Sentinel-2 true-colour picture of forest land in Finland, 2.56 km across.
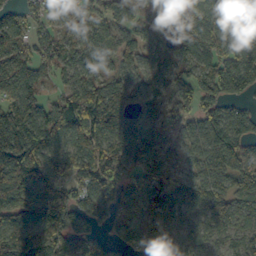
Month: October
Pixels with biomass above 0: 87%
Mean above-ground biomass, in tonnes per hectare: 98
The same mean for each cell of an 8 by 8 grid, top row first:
46 60 62 75 57 72 108 89
71 72 75 78 68 110 100 117
92 37 93 75 70 91 82 117
126 92 187 167 67 63 81 56
167 130 141 111 102 49 109 92
172 113 82 126 70 69 105 113
159 159 95 71 81 121 156 84
191 179 94 36 67 85 86 80
